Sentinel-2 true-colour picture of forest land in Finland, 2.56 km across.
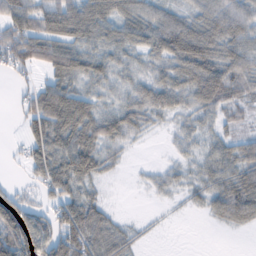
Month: February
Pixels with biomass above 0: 77%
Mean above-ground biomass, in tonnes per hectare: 48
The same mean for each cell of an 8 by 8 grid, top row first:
74 81 80 64 56 43 58 62
75 71 59 50 48 78 73 61
14 40 53 43 36 57 82 55
14 95 77 50 48 36 44 36
7 83 78 41 5 18 28 42
4 72 67 10 9 20 37 62
73 39 78 13 1 4 28 68
108 79 81 60 9 0 0 0
